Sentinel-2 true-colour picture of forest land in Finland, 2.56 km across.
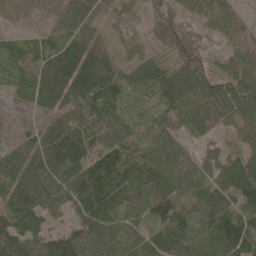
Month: May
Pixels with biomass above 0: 89%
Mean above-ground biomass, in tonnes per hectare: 72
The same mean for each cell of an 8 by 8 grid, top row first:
12 18 70 25 47 65 55 32
38 60 100 43 24 92 43 67
36 118 138 96 65 87 81 74
6 50 74 71 29 65 99 72
56 130 144 67 37 46 31 36
116 109 111 122 91 59 48 101
143 81 76 91 82 61 86 88
91 64 75 72 54 86 95 124
